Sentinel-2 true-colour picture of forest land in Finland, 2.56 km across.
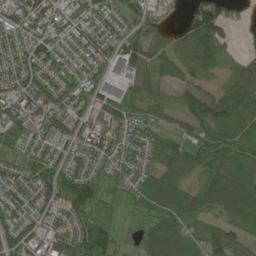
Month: June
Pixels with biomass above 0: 85%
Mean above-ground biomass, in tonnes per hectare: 79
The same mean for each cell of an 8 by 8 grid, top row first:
78 87 51 61 61 10 132 18
71 79 69 73 86 66 111 17
94 77 50 58 59 47 36 83
112 111 60 71 53 46 120 106
59 75 70 68 100 79 136 105
75 115 110 65 72 90 77 110
92 79 137 51 68 119 74 107
92 69 131 85 58 99 79 60
